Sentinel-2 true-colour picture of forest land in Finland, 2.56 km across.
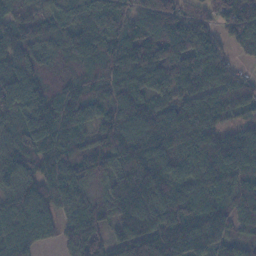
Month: November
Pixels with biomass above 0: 94%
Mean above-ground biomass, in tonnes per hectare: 112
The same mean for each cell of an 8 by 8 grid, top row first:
82 90 127 103 94 88 60 89
130 110 153 137 160 157 129 70
154 103 117 122 118 107 104 69
110 145 132 82 112 95 112 64
97 141 91 117 127 120 146 127
117 115 104 94 131 110 126 121
121 127 116 114 128 134 104 92
120 56 113 80 146 137 132 60
